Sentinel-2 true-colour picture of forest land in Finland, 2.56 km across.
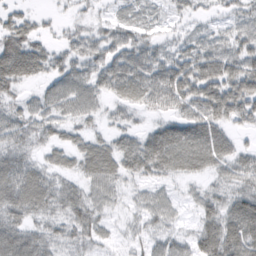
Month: February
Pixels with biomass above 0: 85%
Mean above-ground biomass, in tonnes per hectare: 46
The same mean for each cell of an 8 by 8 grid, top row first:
34 10 20 19 19 21 19 35
72 33 42 50 49 28 47 47
54 36 52 63 64 81 79 79
36 42 44 23 30 52 72 58
41 32 34 42 59 87 85 26
74 42 39 51 41 37 31 53
65 47 57 25 33 22 41 69
80 46 43 18 29 38 66 79
